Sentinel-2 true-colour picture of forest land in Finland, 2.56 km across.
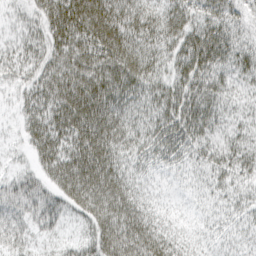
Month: March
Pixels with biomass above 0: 93%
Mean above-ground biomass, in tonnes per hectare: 46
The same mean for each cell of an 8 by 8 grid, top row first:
13 43 72 74 52 51 50 34
24 39 57 77 57 51 78 48
21 44 61 66 59 48 53 37
14 46 72 66 43 62 57 29
10 49 66 59 46 60 42 45
29 39 74 63 28 21 36 44
47 53 46 71 39 16 23 34
34 18 35 70 68 35 23 25
